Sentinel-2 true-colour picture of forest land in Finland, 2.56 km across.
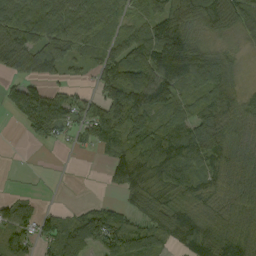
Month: September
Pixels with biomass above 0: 78%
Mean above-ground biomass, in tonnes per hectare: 92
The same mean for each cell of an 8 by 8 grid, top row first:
160 138 116 81 56 154 126 126
130 161 77 64 128 197 75 34
35 62 20 33 104 140 145 49
52 114 81 91 111 86 97 87
0 38 35 130 133 177 124 84
1 2 1 70 155 155 90 112
62 19 31 48 144 100 59 81
84 89 135 146 123 112 154 91
